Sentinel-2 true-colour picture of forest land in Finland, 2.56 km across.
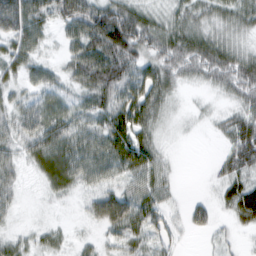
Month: February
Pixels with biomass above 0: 82%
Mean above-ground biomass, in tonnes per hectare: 40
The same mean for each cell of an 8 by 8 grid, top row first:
92 42 86 99 46 36 37 42
43 13 54 89 52 63 63 32
30 32 48 79 59 35 33 58
50 57 37 61 61 10 10 38
36 70 51 59 47 4 1 64
27 44 43 32 46 11 6 42
19 6 11 79 53 12 29 56
25 24 12 24 38 17 8 8
